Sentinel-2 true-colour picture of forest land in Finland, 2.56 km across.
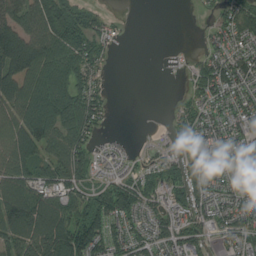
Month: August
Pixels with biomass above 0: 74%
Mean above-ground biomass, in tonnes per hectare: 81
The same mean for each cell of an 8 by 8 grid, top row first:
107 159 99 16 0 0 15 125
206 143 127 24 0 2 33 71
161 140 98 8 0 2 104 105
129 171 150 17 0 35 73 88
143 108 87 22 6 52 81 75
122 75 86 36 58 74 85 66
176 143 100 119 69 70 72 78
120 168 153 88 64 82 49 77
